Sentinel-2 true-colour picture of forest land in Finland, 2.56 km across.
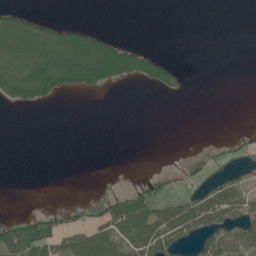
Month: June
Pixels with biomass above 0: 30%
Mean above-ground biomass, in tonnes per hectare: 26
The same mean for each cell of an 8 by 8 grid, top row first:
52 15 0 0 0 0 0 0
72 72 107 86 29 0 0 0
106 103 85 65 54 28 0 0
7 2 0 0 0 0 0 0
0 0 0 0 0 0 3 22
0 0 0 1 12 10 26 18
0 14 20 46 58 40 47 36
75 83 69 64 61 46 31 26
